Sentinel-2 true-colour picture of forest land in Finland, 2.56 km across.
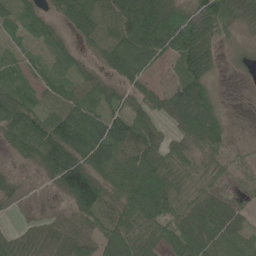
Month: June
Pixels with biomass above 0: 89%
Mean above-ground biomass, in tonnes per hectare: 67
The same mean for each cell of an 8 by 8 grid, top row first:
51 48 95 77 146 83 86 48
25 46 35 82 113 98 62 10
45 44 42 42 53 63 55 3
103 64 88 59 58 99 130 2
57 120 134 98 86 41 75 13
21 42 167 70 112 77 48 32
9 6 90 71 103 89 80 26
41 46 49 101 78 82 79 61
